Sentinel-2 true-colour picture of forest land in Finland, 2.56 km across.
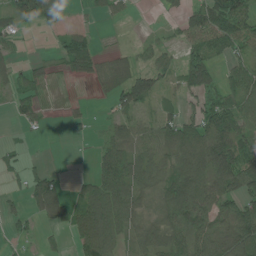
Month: June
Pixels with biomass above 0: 64%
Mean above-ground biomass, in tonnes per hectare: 50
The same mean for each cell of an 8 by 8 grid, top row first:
61 67 10 29 0 20 103 82
21 7 88 11 22 25 76 41
27 22 25 62 60 33 59 58
28 12 18 29 37 29 72 61
10 1 4 60 57 79 100 74
19 56 16 89 64 75 78 100
17 98 74 106 33 81 78 71
16 13 69 66 46 59 91 85
